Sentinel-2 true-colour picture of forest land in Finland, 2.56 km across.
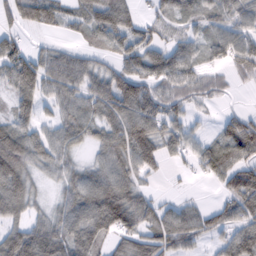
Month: February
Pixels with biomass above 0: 79%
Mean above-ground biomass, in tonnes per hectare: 68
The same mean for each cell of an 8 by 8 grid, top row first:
49 86 52 104 34 50 54 56
65 35 38 61 87 69 48 70
99 84 77 89 93 82 48 23
71 25 75 92 102 62 17 35
115 76 44 84 120 62 43 100
127 32 62 85 46 7 38 87
77 32 100 154 74 47 36 80
104 93 89 50 72 74 33 70
